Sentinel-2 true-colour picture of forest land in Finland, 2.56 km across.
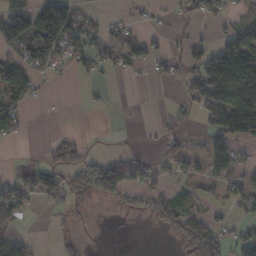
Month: November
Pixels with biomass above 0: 44%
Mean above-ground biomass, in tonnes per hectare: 45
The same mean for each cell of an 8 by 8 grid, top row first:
98 120 50 10 11 13 37 24
70 122 66 54 44 15 49 154
110 25 10 7 5 18 159 205
57 1 1 3 1 14 104 97
6 17 27 2 4 20 38 56
22 58 62 98 43 33 40 57
77 20 13 11 35 63 36 40
68 1 16 0 0 22 99 57
